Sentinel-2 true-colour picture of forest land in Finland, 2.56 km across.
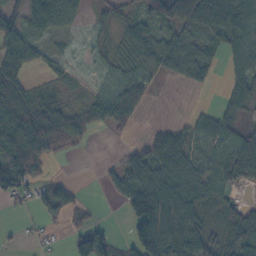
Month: October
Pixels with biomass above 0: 67%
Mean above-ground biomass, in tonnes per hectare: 42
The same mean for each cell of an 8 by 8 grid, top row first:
62 64 23 24 46 74 81 66
69 11 5 23 52 56 35 48
51 10 2 32 33 18 14 33
65 46 29 65 13 1 13 21
104 73 18 3 28 49 34 56
92 13 0 30 93 62 48 49
12 44 17 4 120 73 35 33
6 9 64 35 108 81 43 65
